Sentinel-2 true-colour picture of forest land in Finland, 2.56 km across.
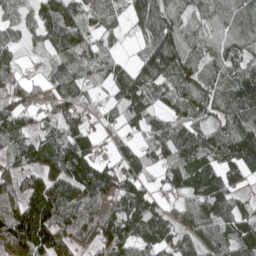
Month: May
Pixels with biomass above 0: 88%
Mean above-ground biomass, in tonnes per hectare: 102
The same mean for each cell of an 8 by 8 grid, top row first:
39 104 85 67 123 108 91 117
49 46 103 48 65 156 98 92
107 64 89 103 109 113 101 131
119 62 95 55 136 77 88 109
95 110 137 52 66 129 99 169
77 137 170 109 80 90 101 74
121 198 126 104 139 59 107 68
234 161 86 131 83 82 89 105
